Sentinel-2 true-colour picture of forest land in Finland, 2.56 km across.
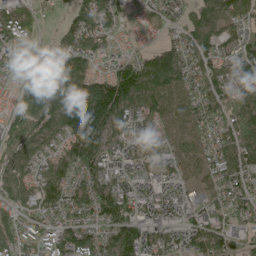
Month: May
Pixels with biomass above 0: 89%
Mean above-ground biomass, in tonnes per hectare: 105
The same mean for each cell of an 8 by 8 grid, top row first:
114 27 83 75 41 52 85 81
130 15 109 66 33 68 78 75
76 90 151 120 116 109 93 99
100 204 225 164 104 111 93 102
127 86 188 101 101 92 84 107
115 132 119 105 102 108 82 108
134 130 109 181 119 128 93 103
101 90 120 103 143 113 120 67
